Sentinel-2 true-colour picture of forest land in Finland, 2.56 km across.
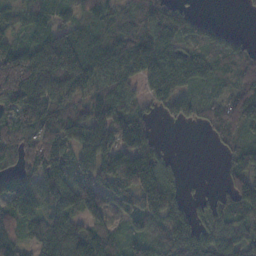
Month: November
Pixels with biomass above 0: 82%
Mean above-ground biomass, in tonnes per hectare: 86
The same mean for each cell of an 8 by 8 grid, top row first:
64 77 63 70 90 85 28 5
106 131 118 101 120 104 108 77
188 128 115 86 37 73 63 70
113 98 75 121 51 65 63 134
82 110 110 107 108 1 15 70
106 98 75 141 172 45 3 72
95 100 110 76 97 86 45 89
84 102 103 64 68 98 77 84
